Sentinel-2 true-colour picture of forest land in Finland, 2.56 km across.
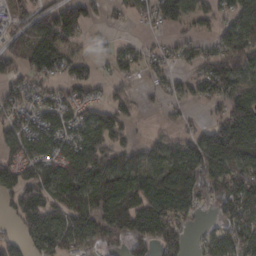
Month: February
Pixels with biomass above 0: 74%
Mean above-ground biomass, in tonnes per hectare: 90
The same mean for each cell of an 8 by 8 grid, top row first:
69 131 156 19 41 99 58 108
87 134 42 40 39 56 53 147
63 65 91 55 28 49 136 97
82 69 73 90 15 21 15 133
78 72 105 115 42 60 162 155
86 87 118 159 93 127 146 139
89 118 106 145 135 110 36 136
62 117 95 92 140 86 56 118
